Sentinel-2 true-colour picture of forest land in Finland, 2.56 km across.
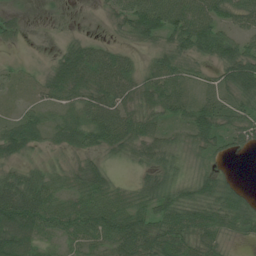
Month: July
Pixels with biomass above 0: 85%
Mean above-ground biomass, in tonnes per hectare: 45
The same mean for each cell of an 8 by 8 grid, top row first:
17 4 1 29 83 85 73 54
7 3 42 34 19 50 61 49
18 36 65 84 48 51 17 82
16 25 47 77 53 41 58 46
54 24 37 55 58 34 45 36
44 41 50 30 34 41 31 7
96 63 55 65 49 59 53 53
86 30 43 54 70 65 48 16
